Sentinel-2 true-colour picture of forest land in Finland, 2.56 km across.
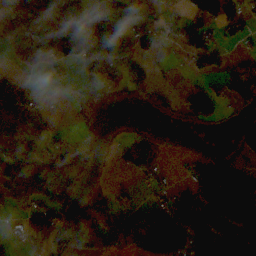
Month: November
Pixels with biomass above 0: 51%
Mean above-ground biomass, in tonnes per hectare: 59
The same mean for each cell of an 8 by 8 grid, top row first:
63 72 100 202 78 32 100 56
28 62 84 169 49 19 92 11
34 7 22 45 51 3 29 126
72 23 9 1 6 39 78 44
91 54 30 10 55 2 2 44
87 138 82 2 20 4 81 88
38 44 62 48 34 69 98 91
17 57 105 62 82 126 176 91
